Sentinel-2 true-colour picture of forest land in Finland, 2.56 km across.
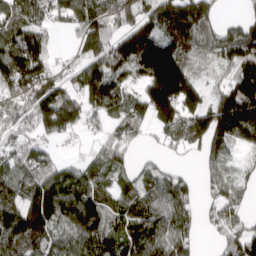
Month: April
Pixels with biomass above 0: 81%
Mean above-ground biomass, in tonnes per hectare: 124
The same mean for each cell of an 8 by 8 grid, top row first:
122 104 150 138 111 181 98 47
158 84 81 157 215 164 70 193
164 148 110 182 141 268 56 212
131 189 125 121 112 207 170 257
85 55 18 104 32 106 137 84
118 139 111 78 85 77 57 72
140 213 145 79 125 114 41 74
164 148 123 124 151 127 13 159
